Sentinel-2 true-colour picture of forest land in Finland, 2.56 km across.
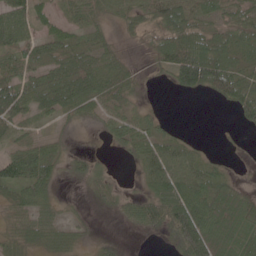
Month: May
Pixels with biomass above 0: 70%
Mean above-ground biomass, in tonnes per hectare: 41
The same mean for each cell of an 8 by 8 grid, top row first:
62 33 34 26 46 79 42 45
56 47 41 26 21 85 81 46
66 53 64 48 11 48 91 58
74 44 39 37 24 1 0 34
33 33 2 18 53 40 6 3
64 51 20 13 34 72 52 12
38 29 4 17 53 92 75 71
30 28 16 8 2 45 86 50
